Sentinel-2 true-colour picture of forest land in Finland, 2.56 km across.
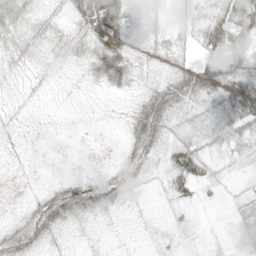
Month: May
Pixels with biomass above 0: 77%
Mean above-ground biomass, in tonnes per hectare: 21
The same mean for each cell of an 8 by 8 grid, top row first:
39 20 41 65 22 14 29 45
26 23 19 53 15 24 24 39
7 8 8 33 12 37 44 47
7 1 2 3 39 26 19 41
7 0 1 1 40 25 22 25
2 2 8 27 21 37 23 9
4 47 40 14 5 14 6 13
36 19 6 3 5 11 7 18
